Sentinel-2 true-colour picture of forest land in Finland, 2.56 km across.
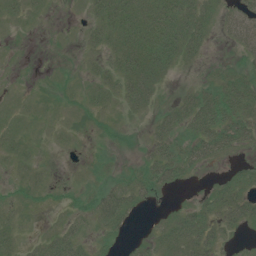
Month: July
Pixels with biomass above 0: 62%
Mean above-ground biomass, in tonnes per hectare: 18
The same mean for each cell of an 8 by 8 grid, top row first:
9 4 3 35 33 38 22 33
2 2 6 24 41 38 10 29
2 4 8 21 41 8 13 30
7 4 9 9 16 30 49 47
10 3 1 10 10 33 45 29
4 2 2 14 28 27 4 17
8 6 12 44 10 10 24 36
11 21 19 11 9 39 36 5
